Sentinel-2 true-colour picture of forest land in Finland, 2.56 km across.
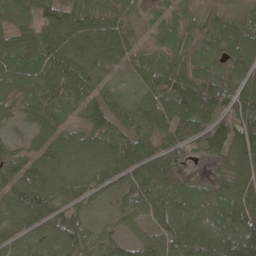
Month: May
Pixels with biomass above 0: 94%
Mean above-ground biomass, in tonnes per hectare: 77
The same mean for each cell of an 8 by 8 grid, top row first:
60 95 103 87 38 65 68 45
83 91 81 81 52 69 71 67
88 87 87 41 54 108 109 78
42 87 63 84 70 105 144 143
25 72 64 73 70 74 106 111
75 87 69 68 79 61 29 85
81 94 47 28 64 86 80 103
58 58 80 57 63 94 86 132
